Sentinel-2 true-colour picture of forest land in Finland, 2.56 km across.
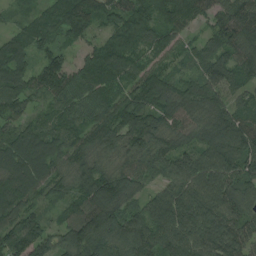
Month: August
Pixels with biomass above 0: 96%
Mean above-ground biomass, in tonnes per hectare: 101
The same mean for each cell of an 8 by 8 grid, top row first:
33 103 164 101 115 123 68 115
92 67 50 118 85 54 72 119
116 121 101 110 103 79 100 77
78 55 90 95 110 106 95 83
106 111 84 91 100 102 119 138
120 96 95 97 70 117 135 113
112 41 102 133 94 162 140 98
120 85 125 96 123 141 131 102
